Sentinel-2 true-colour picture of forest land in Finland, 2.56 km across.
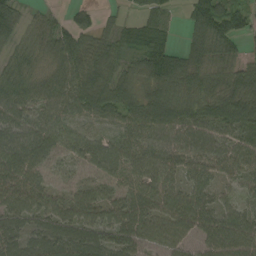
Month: September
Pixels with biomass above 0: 91%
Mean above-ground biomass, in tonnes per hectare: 71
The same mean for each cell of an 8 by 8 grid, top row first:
72 29 40 14 45 16 137 78
50 78 97 59 58 40 94 37
71 77 89 77 62 90 67 71
82 64 78 70 93 95 83 95
90 81 68 62 72 77 82 74
92 40 31 48 65 58 62 58
93 76 93 79 83 91 67 53
74 92 86 72 70 61 73 96
